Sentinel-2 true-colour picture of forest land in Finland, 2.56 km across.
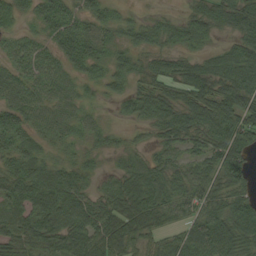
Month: September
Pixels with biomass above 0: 89%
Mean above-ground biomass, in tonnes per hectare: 55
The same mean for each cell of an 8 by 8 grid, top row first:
42 48 43 28 16 19 73 84
39 37 73 42 44 39 27 67
50 53 33 37 50 67 81 88
54 45 32 9 52 69 90 105
46 23 24 20 19 48 67 93
54 56 46 33 70 44 64 77
47 74 81 71 89 57 65 66
55 60 85 91 56 55 95 85
